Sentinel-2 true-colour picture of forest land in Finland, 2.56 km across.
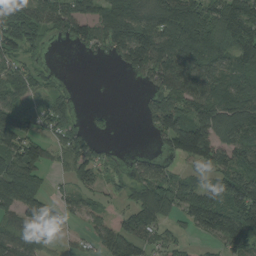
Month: August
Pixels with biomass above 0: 73%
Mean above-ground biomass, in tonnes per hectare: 92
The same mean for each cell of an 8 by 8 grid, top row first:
126 102 92 115 127 171 133 124
103 24 36 97 169 172 146 105
86 37 0 1 45 138 110 97
135 92 17 11 42 131 164 172
111 59 77 9 1 126 169 114
162 49 76 43 78 70 63 137
125 110 52 51 129 99 144 152
127 55 25 104 75 41 47 101
